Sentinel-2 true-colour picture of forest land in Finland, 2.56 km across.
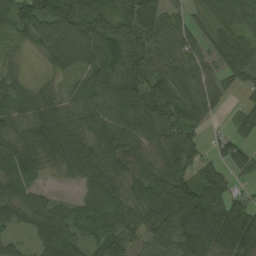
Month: August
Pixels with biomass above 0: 89%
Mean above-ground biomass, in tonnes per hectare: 71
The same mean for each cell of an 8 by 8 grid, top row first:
93 131 96 70 100 43 40 66
33 74 84 92 82 72 50 68
39 23 45 81 86 79 59 42
76 69 66 74 91 97 43 30
78 84 83 94 71 80 24 57
90 23 46 62 78 77 55 30
75 66 48 81 95 109 137 86
32 86 58 79 40 72 123 153
